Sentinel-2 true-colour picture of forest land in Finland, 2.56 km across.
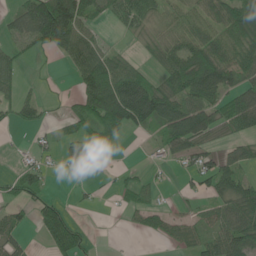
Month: June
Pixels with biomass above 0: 59%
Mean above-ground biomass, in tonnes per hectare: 48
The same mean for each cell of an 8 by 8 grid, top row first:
45 178 97 35 58 31 54 99
33 62 77 19 17 63 90 78
36 3 51 94 53 71 94 53
38 11 46 111 98 76 63 81
2 18 60 27 6 62 37 33
39 25 20 8 15 12 60 51
35 56 8 4 44 12 31 74
37 56 58 1 8 36 47 85
